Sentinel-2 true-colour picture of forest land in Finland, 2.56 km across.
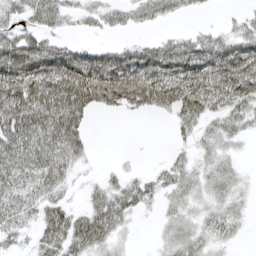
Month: April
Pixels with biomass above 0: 70%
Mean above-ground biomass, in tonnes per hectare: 44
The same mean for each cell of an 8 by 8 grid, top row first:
31 55 23 28 34 22 3 17
88 63 37 34 45 60 61 64
96 97 105 98 95 83 77 91
87 95 67 21 28 50 50 44
69 69 42 0 0 13 25 13
56 62 11 17 21 35 33 18
46 46 22 61 22 26 27 20
21 53 60 35 0 38 30 9
